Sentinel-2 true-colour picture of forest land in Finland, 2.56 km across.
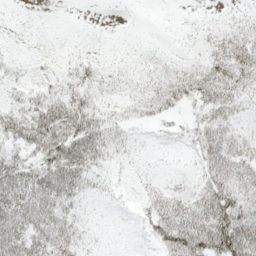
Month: May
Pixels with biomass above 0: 71%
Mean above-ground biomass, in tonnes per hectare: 22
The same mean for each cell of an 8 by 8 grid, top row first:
1 1 0 0 0 0 2 8
3 4 2 1 4 3 14 32
13 11 21 12 12 24 33 30
27 44 43 14 15 8 24 17
26 46 50 24 5 7 36 21
51 48 42 10 5 3 26 31
57 45 16 5 11 27 47 42
48 40 19 2 8 44 58 75
